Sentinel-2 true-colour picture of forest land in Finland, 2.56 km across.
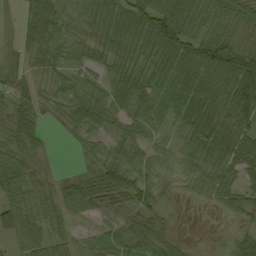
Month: September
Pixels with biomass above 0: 87%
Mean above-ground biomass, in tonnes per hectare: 41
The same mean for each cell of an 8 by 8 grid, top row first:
24 48 37 63 70 64 46 43
34 38 37 50 53 68 72 51
42 31 39 39 49 59 63 83
54 21 52 47 45 52 61 65
36 18 16 34 34 26 60 58
50 20 24 62 28 22 41 38
56 36 29 28 38 8 7 36
36 51 27 33 38 19 3 30
